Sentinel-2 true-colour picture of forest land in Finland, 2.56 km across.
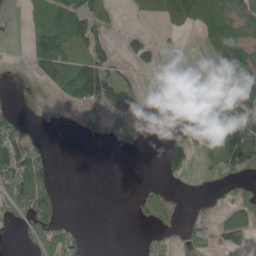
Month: May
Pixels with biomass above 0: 42%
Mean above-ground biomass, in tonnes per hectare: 52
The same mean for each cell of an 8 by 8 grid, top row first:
11 71 118 24 39 101 94 93
1 153 59 37 52 20 38 136
0 80 207 102 10 5 57 137
28 7 16 73 26 19 121 145
108 11 2 9 9 48 95 126
126 59 0 0 1 24 18 54
55 78 0 0 56 19 16 78
10 59 30 0 12 19 39 59
